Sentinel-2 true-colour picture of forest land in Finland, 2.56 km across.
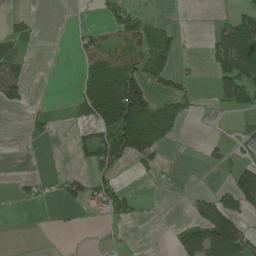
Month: June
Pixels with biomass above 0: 33%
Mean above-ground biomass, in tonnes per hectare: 39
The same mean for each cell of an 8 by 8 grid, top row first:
9 0 0 38 26 2 2 58
47 0 29 75 69 28 33 127
48 0 22 91 97 39 10 109
10 16 39 133 135 64 4 30
2 8 40 136 103 11 19 24
9 10 31 45 13 4 1 73
2 3 21 58 6 0 89 72
0 0 0 2 0 24 166 143
